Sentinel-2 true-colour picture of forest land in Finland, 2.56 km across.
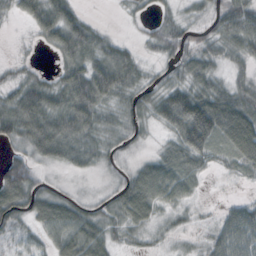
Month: October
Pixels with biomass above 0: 82%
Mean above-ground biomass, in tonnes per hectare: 45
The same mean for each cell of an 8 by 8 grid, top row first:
21 66 29 1 11 23 29 100
6 24 76 38 15 46 42 51
23 19 83 85 27 31 52 25
74 74 89 30 39 96 125 89
42 91 62 26 12 52 80 92
81 11 14 12 66 75 16 16
69 78 41 39 55 31 4 35
26 35 64 28 16 9 24 68
